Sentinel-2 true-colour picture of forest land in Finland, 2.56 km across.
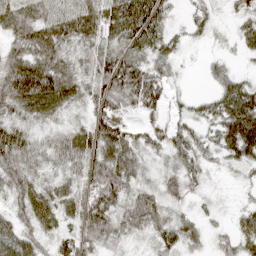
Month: April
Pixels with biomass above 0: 89%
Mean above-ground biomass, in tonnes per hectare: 49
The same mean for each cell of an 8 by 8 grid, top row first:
63 66 86 101 119 16 29 29
49 79 51 62 63 26 9 29
92 94 51 84 88 15 20 43
40 43 20 57 45 21 38 122
61 34 50 69 43 51 38 117
64 30 37 80 24 37 18 14
41 53 54 62 60 21 12 18
63 31 56 43 18 43 20 39
